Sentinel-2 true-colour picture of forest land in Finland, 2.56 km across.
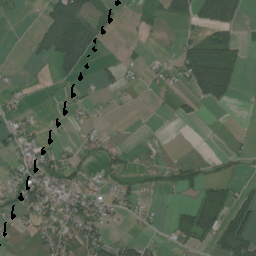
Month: July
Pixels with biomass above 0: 37%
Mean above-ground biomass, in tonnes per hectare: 29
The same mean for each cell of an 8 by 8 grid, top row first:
2 39 69 19 14 48 68 43
0 45 80 1 6 20 74 34
6 2 16 15 9 20 105 22
13 2 8 3 0 15 4 0
35 16 20 13 5 0 0 3
33 61 33 36 18 36 20 10
39 47 67 28 14 16 114 60
3 42 78 34 17 24 43 101
